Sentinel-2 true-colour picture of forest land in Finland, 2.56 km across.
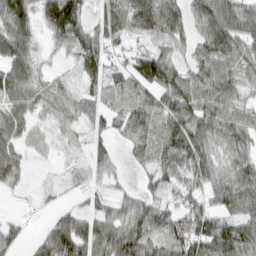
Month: March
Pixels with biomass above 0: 85%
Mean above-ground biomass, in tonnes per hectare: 58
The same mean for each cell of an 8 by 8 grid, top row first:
80 76 67 59 88 69 91 90
86 21 75 44 39 46 76 70
79 32 36 45 78 83 66 43
61 46 48 54 76 102 72 54
56 21 22 36 58 90 61 50
38 4 25 34 39 58 56 67
3 11 27 39 67 47 55 69
34 59 101 92 87 80 91 92
